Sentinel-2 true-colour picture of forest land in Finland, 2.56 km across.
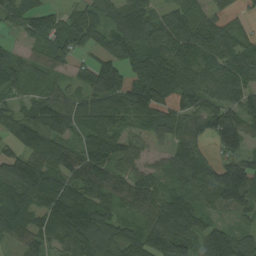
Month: August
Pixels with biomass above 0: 89%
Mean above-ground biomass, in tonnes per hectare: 97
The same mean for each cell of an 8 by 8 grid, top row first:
67 77 77 79 99 80 73 42
31 98 77 94 98 98 100 90
68 56 58 149 109 111 94 99
56 132 92 117 111 93 89 110
74 112 76 113 58 79 57 116
145 131 117 100 85 77 98 177
150 102 145 89 90 150 59 92
81 90 119 114 120 172 133 101
